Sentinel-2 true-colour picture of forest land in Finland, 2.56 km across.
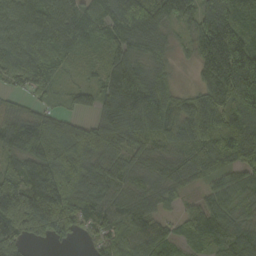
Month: September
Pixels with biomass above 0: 92%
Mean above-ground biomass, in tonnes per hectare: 107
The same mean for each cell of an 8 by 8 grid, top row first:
114 113 105 172 192 120 154 109
145 170 83 102 116 36 220 198
74 83 32 116 132 39 91 216
70 60 46 136 201 119 142 122
125 143 152 105 93 96 103 125
116 163 144 93 77 72 60 67
155 195 102 79 70 29 65 53
76 61 30 78 91 61 59 69
